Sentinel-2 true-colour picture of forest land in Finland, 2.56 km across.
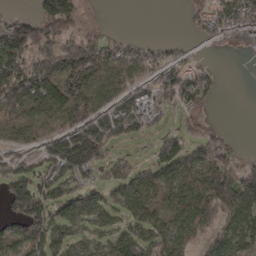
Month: March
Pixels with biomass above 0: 68%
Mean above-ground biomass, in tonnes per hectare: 71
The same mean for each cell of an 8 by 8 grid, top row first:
26 130 54 0 0 0 64 84
149 124 186 65 41 21 15 41
141 150 180 85 57 80 44 0
97 94 121 60 75 44 26 0
36 67 151 71 18 72 103 14
71 54 61 47 77 79 87 124
69 87 52 61 63 49 97 126
88 89 33 63 90 70 54 88
